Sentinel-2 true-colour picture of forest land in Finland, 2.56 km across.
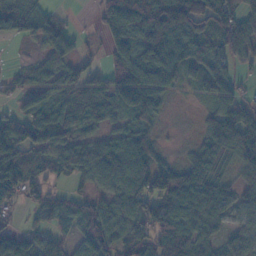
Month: November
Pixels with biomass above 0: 80%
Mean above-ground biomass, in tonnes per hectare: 75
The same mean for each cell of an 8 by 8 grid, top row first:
84 52 2 90 142 161 117 109
3 82 33 80 114 124 91 80
32 67 75 77 110 69 68 34
34 76 87 73 114 3 45 97
82 65 73 78 83 5 98 123
86 54 51 88 99 102 101 43
28 71 82 53 62 102 85 44
84 62 85 81 80 120 51 66
